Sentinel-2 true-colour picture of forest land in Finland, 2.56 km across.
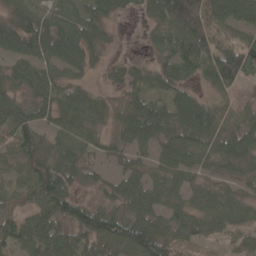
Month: May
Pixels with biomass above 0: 85%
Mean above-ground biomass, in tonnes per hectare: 65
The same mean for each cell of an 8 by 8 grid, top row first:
63 60 63 41 28 119 108 63
57 73 69 14 15 73 97 83
57 66 29 23 48 64 44 64
83 70 75 41 90 87 89 56
81 58 65 37 67 80 66 73
43 100 45 37 61 56 34 44
51 83 84 58 76 50 61 58
72 97 73 105 143 84 58 71
